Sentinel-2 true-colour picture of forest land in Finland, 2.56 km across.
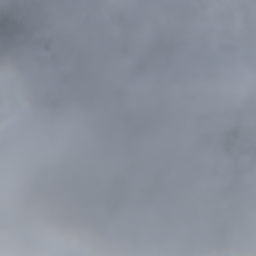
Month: August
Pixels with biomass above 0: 52%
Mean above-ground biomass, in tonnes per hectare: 69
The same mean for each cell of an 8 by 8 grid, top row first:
24 131 79 93 124 121 87 95
0 39 79 112 116 117 83 107
11 79 33 73 121 114 130 189
129 84 6 0 33 125 102 90
60 103 5 0 0 38 73 59
43 45 120 0 0 42 94 12
20 12 149 73 2 0 74 81
16 9 178 141 85 31 5 89
